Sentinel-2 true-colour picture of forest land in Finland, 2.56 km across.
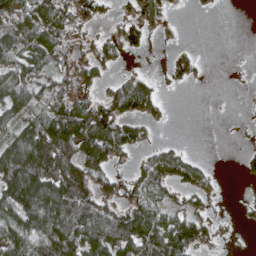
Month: April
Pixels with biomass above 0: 58%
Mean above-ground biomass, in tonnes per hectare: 62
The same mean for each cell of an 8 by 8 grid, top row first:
75 95 66 21 65 8 3 0
75 89 36 44 31 19 0 0
80 52 57 33 48 28 5 1
60 89 109 99 67 1 0 1
91 146 126 112 35 20 0 2
153 148 133 51 63 78 33 11
101 118 125 68 105 57 34 10
94 115 117 112 139 144 43 2
